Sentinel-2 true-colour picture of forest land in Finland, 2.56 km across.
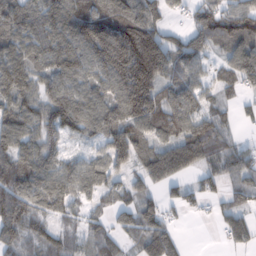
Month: February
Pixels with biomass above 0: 84%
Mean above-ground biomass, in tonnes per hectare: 106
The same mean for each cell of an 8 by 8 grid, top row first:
127 135 140 152 151 28 118 136
120 126 148 200 236 112 86 116
161 100 116 143 214 99 62 104
128 123 147 137 184 140 77 34
121 104 35 118 98 125 108 41
146 126 111 74 81 95 71 79
157 98 52 55 96 56 32 72
99 76 53 59 106 74 0 70
